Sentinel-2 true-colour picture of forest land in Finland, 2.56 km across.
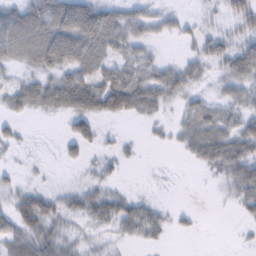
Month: February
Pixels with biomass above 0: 67%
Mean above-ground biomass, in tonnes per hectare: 34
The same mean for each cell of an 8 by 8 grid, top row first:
57 74 101 51 39 20 12 48
68 93 90 49 29 3 38 46
23 42 57 54 45 55 21 51
29 28 55 50 37 18 32 35
17 1 31 11 7 17 70 62
11 4 6 16 1 1 10 68
49 46 34 44 33 8 0 21
44 53 18 13 24 3 0 4
